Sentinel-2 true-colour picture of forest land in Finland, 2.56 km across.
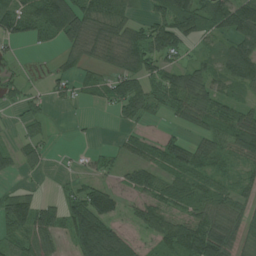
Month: July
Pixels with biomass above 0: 70%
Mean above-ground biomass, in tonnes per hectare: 58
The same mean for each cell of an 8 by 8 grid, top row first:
102 152 106 90 32 135 95 114
16 26 62 63 85 67 23 75
21 24 39 51 64 76 64 68
17 23 3 24 45 57 86 70
26 21 4 9 38 54 51 83
24 8 23 22 68 63 53 42
107 47 101 69 56 66 77 56
54 65 108 94 28 79 132 38
